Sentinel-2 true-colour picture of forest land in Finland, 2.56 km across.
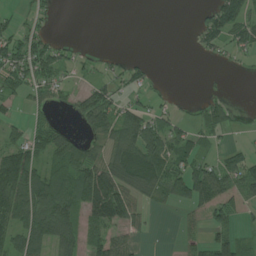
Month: July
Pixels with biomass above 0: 54%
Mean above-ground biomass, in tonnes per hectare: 48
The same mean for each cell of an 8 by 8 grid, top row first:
19 19 0 0 0 0 57 94
59 52 11 2 0 0 43 46
54 64 18 38 22 0 1 1
18 23 47 69 52 20 42 5
59 62 48 57 106 71 21 12
133 90 94 104 92 85 102 79
112 113 77 147 33 29 72 35
70 90 61 62 13 10 44 40
